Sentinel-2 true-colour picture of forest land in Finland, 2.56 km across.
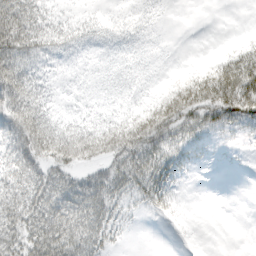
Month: March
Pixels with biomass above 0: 67%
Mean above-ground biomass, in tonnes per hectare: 34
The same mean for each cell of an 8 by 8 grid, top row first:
75 32 14 12 20 1 0 0
71 40 24 19 16 1 0 19
66 20 8 22 15 20 59 84
70 40 16 22 38 58 51 58
57 79 83 74 70 33 13 5
53 55 34 57 60 25 0 0
61 72 71 46 15 9 0 0
57 79 73 22 0 1 0 0
